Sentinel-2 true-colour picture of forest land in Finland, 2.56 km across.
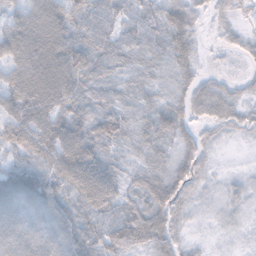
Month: November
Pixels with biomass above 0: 91%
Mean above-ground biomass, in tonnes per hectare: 53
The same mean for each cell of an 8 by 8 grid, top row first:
58 101 52 39 36 53 22 21
99 109 67 46 40 57 7 21
88 114 70 36 29 35 23 16
86 95 57 56 33 49 48 30
69 93 92 42 39 36 20 6
64 72 98 58 47 53 16 11
92 73 61 60 61 54 12 22
75 77 74 71 64 44 7 9
